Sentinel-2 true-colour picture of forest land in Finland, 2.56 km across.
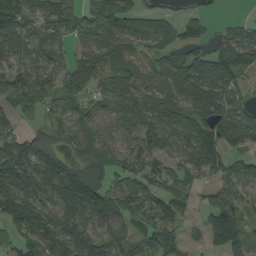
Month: August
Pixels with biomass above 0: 81%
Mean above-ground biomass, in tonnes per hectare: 93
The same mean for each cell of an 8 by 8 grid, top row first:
139 125 110 124 80 43 24 12
89 89 59 78 60 64 57 134
110 67 108 71 66 87 131 68
79 49 69 78 128 101 111 77
115 102 81 65 101 93 173 63
168 158 186 75 101 60 69 92
164 94 161 102 108 99 69 78
91 133 102 67 66 71 69 117
